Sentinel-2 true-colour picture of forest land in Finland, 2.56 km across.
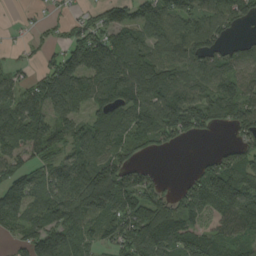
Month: August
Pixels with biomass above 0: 79%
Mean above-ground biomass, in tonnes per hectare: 105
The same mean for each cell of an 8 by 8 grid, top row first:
5 23 40 98 105 121 104 87
12 34 151 142 108 104 106 48
55 141 138 158 185 98 106 82
124 129 74 126 132 192 127 125
102 139 111 105 70 45 9 75
117 108 153 141 60 7 132 144
122 143 149 145 143 94 119 181
52 149 108 71 161 122 100 82
